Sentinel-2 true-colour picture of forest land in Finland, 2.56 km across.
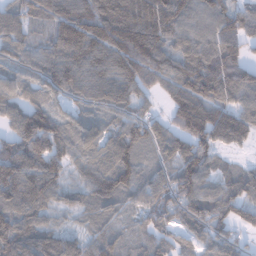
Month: January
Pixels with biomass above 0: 92%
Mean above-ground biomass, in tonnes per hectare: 106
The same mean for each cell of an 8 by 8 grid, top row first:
98 94 146 152 150 139 115 116
100 78 133 151 166 86 114 89
76 98 119 123 107 114 157 131
116 115 65 90 60 118 145 110
146 162 101 102 101 92 115 63
137 122 60 123 84 118 95 82
114 77 61 77 80 112 133 107
129 94 71 75 64 59 77 54
